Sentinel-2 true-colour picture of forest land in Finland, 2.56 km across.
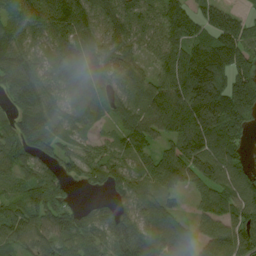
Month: August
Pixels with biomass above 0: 89%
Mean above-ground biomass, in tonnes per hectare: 101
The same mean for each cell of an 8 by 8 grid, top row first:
81 112 124 93 75 102 102 63
92 55 103 80 55 108 139 139
126 87 128 86 66 143 244 148
80 103 134 73 97 152 267 137
101 80 60 55 81 109 156 77
77 86 71 105 73 115 116 88
93 108 50 74 77 46 71 103
80 77 97 101 113 107 94 123
